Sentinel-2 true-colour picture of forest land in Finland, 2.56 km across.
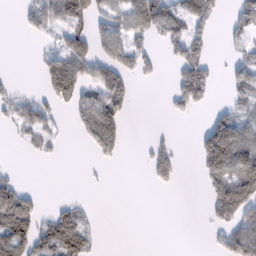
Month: February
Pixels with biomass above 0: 41%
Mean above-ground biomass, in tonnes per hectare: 45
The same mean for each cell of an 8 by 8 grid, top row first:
7 57 96 83 119 92 69 63
0 18 71 77 41 44 34 20
7 71 77 81 23 44 55 48
36 33 54 82 0 17 22 43
11 27 11 59 7 24 116 142
16 0 2 2 8 50 59 132
113 12 27 0 0 0 24 102
107 81 88 0 0 0 7 78
